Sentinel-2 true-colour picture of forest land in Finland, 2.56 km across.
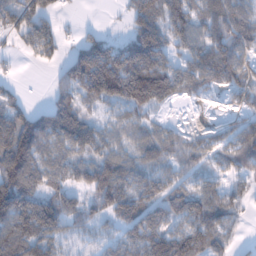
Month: January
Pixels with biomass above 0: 78%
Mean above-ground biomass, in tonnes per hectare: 97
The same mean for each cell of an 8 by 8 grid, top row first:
117 88 3 2 128 128 91 92
29 97 75 104 236 81 110 98
19 12 152 250 261 122 80 92
86 94 94 40 76 6 5 41
196 107 104 70 88 58 44 96
196 103 91 156 97 56 43 56
195 159 71 109 123 102 125 44
140 109 29 48 160 170 118 21
